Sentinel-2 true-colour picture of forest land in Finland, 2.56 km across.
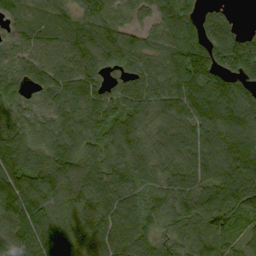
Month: September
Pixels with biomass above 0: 91%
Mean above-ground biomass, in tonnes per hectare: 108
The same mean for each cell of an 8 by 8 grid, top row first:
89 102 100 102 63 147 61 15
87 116 159 131 93 141 140 145
81 117 129 39 107 105 152 116
65 59 104 83 87 76 131 151
127 87 102 96 94 56 100 134
160 124 129 132 91 52 95 167
171 127 122 133 95 74 162 149
138 123 117 130 94 84 96 87
